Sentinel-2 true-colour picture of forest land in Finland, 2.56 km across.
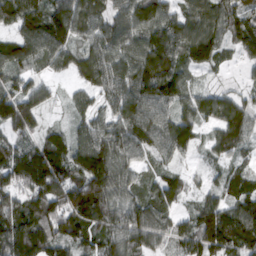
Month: March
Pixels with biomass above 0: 94%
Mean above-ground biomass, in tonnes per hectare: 101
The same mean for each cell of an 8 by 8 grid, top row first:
122 122 117 89 111 84 132 93
114 118 77 107 118 127 145 64
85 48 58 120 137 114 17 17
110 31 52 83 130 103 103 112
78 109 93 107 112 127 23 79
128 176 125 123 57 55 30 70
104 118 205 130 116 59 110 120
171 151 110 114 74 67 139 139
